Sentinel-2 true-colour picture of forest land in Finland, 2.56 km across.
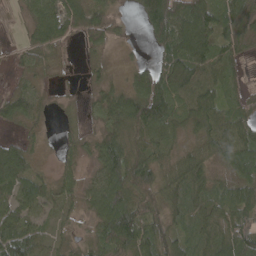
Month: April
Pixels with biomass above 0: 82%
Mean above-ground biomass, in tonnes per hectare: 58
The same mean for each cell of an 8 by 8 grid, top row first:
7 50 73 46 67 89 86 79
15 66 19 19 11 88 79 50
15 11 5 25 67 98 67 29
53 11 9 67 104 63 78 45
34 7 35 82 55 44 70 87
83 25 36 88 97 81 63 67
71 37 32 112 73 61 57 81
117 44 28 101 85 73 68 99
